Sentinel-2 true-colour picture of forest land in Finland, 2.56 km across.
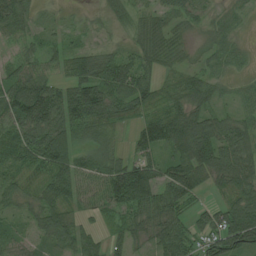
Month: July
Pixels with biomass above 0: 87%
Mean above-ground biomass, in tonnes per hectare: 61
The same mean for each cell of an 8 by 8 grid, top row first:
71 29 20 23 39 35 30 24
39 44 35 30 55 33 28 26
69 65 83 89 63 45 54 25
98 120 99 62 52 76 60 44
66 102 67 40 69 99 104 87
42 59 89 92 109 96 67 78
37 63 55 63 81 56 34 93
44 53 69 36 37 72 61 105
